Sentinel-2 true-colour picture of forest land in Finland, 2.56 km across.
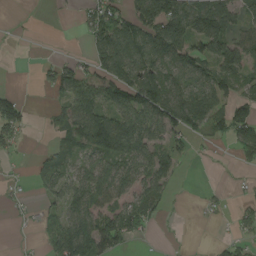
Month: August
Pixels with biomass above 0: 57%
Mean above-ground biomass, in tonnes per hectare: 55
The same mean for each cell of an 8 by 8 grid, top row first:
2 0 19 83 87 107 112 47
0 0 4 134 116 105 74 80
0 37 85 108 98 70 76 57
76 14 97 87 107 104 86 72
32 15 80 123 84 41 18 90
4 56 61 90 70 35 0 8
9 28 68 61 70 4 12 23
4 39 132 83 15 1 2 27
